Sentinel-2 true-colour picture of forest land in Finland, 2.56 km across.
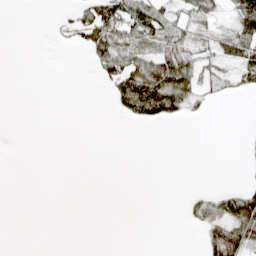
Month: April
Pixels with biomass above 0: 28%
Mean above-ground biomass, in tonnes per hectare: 20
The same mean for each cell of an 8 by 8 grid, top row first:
0 2 23 65 77 26 35 62
0 1 16 62 42 49 23 61
0 0 0 40 107 98 28 29
0 0 0 9 72 41 8 0
0 0 0 0 0 0 0 3
0 0 0 0 0 0 0 2
0 0 0 0 0 0 56 105
0 0 0 0 0 0 47 90
